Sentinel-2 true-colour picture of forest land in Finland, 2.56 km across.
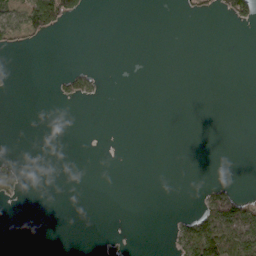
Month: March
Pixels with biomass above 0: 11%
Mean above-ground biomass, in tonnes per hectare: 10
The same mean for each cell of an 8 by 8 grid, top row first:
59 100 20 0 0 2 8 33
19 2 0 0 0 0 0 0
3 1 38 0 0 0 0 0
0 0 0 0 0 0 0 0
0 0 0 0 0 0 0 0
31 0 0 0 0 0 0 0
2 0 0 0 0 0 61 66
0 0 0 9 0 36 118 59
